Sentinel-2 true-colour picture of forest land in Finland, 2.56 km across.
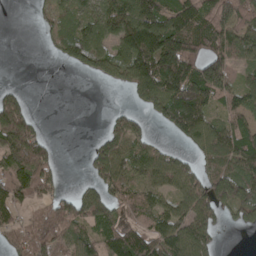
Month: April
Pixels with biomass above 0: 67%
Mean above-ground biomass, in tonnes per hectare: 82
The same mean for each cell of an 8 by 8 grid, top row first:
0 39 66 106 126 109 120 144
0 16 107 76 173 179 119 83
1 0 6 53 145 170 207 70
119 0 0 21 40 154 86 94
169 52 1 80 66 22 98 133
126 89 7 104 69 88 78 106
67 74 117 86 70 71 94 94
66 98 84 98 110 107 70 0
